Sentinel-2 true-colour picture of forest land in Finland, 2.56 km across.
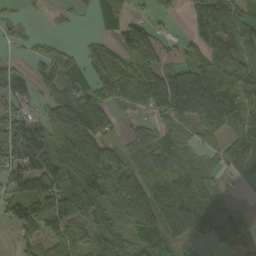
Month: September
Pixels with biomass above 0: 76%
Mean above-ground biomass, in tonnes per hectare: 76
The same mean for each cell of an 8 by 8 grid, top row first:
16 9 15 48 30 18 118 76
19 30 23 43 138 25 97 86
64 66 58 77 103 130 131 111
70 43 101 47 33 97 133 94
138 104 108 49 66 53 40 86
105 145 116 93 95 119 54 36
80 159 136 51 124 139 109 23
32 67 73 84 83 69 47 45
